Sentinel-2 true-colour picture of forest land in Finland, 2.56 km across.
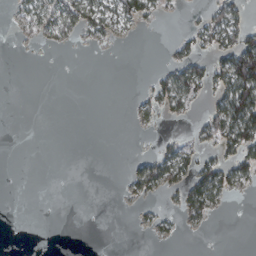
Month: February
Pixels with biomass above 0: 25%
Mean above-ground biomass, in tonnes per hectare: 18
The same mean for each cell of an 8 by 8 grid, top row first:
15 55 58 54 35 3 26 34
1 7 4 3 0 17 26 77
0 0 0 0 3 55 38 125
0 0 0 0 18 19 28 112
0 0 0 0 0 23 24 63
0 0 0 0 53 43 59 35
0 0 0 0 9 13 40 0
0 0 0 0 1 7 0 0
